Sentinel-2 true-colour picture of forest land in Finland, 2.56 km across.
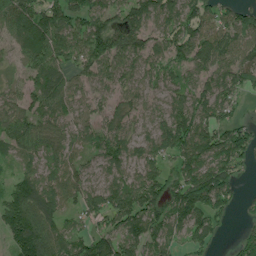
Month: July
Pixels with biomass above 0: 85%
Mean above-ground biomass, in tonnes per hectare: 85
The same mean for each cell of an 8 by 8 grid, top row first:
129 128 103 84 114 102 88 68
65 115 92 118 84 89 107 83
37 94 49 73 60 51 74 88
84 79 57 70 57 107 104 30
80 65 58 102 65 117 113 108
53 59 59 66 87 76 133 39
125 96 72 107 130 110 124 28
116 121 66 108 116 49 56 48
